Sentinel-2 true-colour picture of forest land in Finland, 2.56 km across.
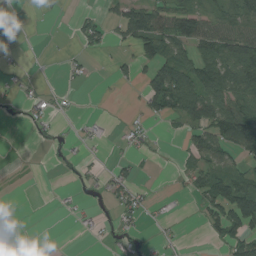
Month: August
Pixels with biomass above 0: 38%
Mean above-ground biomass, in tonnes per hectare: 33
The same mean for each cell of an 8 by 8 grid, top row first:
2 1 18 25 101 85 61 85
2 0 17 18 64 70 76 105
6 2 9 17 33 103 92 89
5 17 3 1 21 63 90 103
0 6 9 9 10 5 65 97
0 0 18 24 3 14 68 54
1 1 12 25 18 2 43 124
16 0 2 10 12 6 11 66
